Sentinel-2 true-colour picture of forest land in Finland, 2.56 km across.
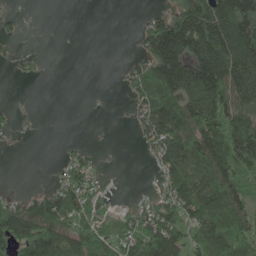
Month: May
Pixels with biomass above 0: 58%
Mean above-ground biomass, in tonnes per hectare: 84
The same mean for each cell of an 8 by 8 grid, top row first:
22 0 0 0 19 131 191 197
20 1 0 0 63 188 188 192
9 4 0 1 97 172 214 152
20 1 0 1 78 154 214 136
12 0 12 2 38 128 163 191
0 6 91 8 2 95 133 172
95 142 126 42 62 113 116 112
133 168 129 108 144 131 123 125
